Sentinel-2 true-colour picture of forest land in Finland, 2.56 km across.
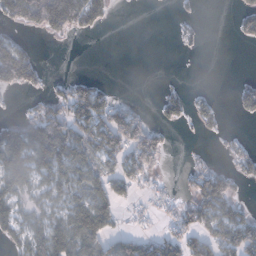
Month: January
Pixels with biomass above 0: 48%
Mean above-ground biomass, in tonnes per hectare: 46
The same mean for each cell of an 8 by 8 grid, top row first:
76 149 101 22 0 6 0 37
66 1 0 0 0 6 3 4
75 18 29 5 0 2 0 13
6 64 81 75 13 46 26 26
115 99 79 79 98 4 2 10
105 58 48 65 59 6 65 37
58 45 89 74 23 43 104 38
48 118 110 68 47 57 78 91
